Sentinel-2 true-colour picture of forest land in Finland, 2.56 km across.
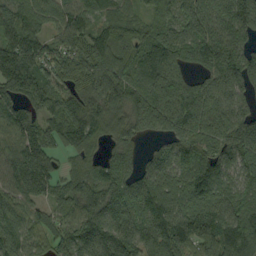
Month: September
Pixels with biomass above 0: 93%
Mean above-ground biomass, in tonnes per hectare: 120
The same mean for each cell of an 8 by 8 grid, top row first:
127 82 104 83 58 89 157 182
121 95 106 116 121 139 154 131
157 103 107 157 147 142 112 144
98 111 137 105 179 191 164 107
99 104 112 58 37 101 114 165
145 114 87 101 102 114 149 99
100 69 120 131 119 119 126 106
117 74 150 151 122 141 143 188
